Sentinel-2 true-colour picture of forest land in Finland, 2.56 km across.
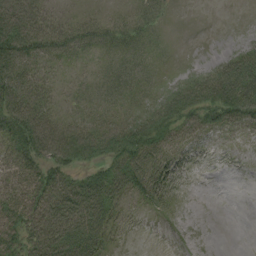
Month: August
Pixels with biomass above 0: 67%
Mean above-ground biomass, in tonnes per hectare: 34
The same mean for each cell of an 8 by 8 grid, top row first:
75 32 14 12 20 1 0 0
71 40 24 19 16 1 0 19
66 20 8 22 15 20 59 84
70 40 16 22 38 58 51 58
57 79 83 74 70 33 13 5
53 55 34 57 60 25 0 0
61 72 71 46 15 9 0 0
57 79 73 22 0 1 0 0
